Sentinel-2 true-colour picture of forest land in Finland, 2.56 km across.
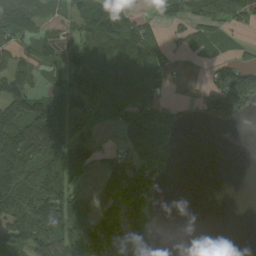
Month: September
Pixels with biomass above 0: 63%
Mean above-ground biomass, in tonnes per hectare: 80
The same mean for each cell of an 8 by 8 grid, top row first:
138 47 80 118 37 62 82 63
58 45 83 92 85 26 59 19
87 27 124 92 87 17 46 176
122 170 97 82 105 40 114 111
214 189 95 20 121 45 0 0
209 179 52 80 93 12 0 0
185 207 62 85 81 5 0 0
120 149 135 138 52 0 0 9
